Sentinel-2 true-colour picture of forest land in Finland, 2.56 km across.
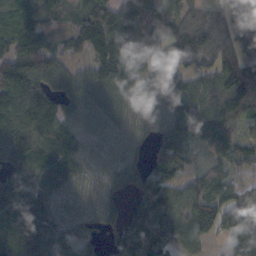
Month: October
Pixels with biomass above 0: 89%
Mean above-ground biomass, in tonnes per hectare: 91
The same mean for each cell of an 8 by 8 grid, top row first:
55 52 89 136 64 74 73 95
86 70 74 139 88 50 89 112
167 97 74 123 74 46 80 192
115 93 73 75 59 94 107 134
61 94 79 60 35 111 91 97
77 83 69 63 89 90 72 50
108 97 65 44 118 105 145 134
120 105 78 51 149 97 74 152
